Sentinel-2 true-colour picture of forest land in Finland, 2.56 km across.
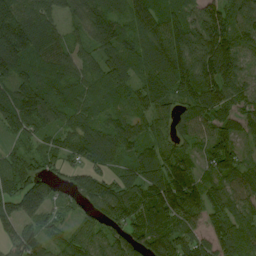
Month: August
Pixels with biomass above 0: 92%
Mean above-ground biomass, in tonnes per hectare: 87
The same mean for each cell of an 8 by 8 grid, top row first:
130 87 55 70 103 99 139 99
147 82 46 79 92 147 151 87
92 70 62 93 76 122 151 90
92 89 75 54 63 59 92 60
33 45 81 104 77 53 53 32
86 72 65 57 105 117 53 83
114 90 45 96 110 137 94 82
82 61 76 91 108 113 89 117
